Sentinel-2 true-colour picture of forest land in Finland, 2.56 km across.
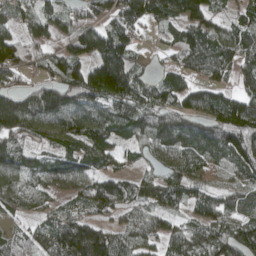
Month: April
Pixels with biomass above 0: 88%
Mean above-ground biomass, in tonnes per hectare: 96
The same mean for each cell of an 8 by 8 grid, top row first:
77 98 68 86 109 102 92 66
108 67 136 165 23 84 127 101
49 66 115 235 62 68 56 55
232 158 142 105 100 104 121 147
82 73 108 77 75 110 111 125
96 100 115 85 44 96 56 75
49 45 58 95 65 50 84 84
68 83 184 108 90 94 120 133
